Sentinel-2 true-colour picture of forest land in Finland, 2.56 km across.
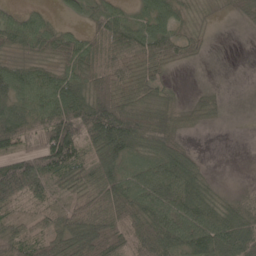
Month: May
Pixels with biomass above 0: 78%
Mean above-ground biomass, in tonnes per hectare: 58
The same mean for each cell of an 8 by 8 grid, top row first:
32 18 29 55 34 50 8 22
45 50 74 88 88 58 16 0
78 62 70 83 55 6 1 0
78 73 106 132 80 40 37 0
67 89 85 125 77 50 0 0
131 79 66 66 57 95 30 0
39 41 51 80 82 76 70 35
68 59 91 79 96 88 85 77
